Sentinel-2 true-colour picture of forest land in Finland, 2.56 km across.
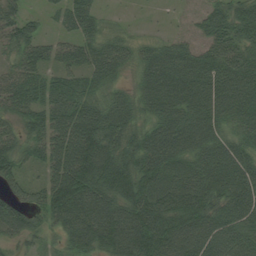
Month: August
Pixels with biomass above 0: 91%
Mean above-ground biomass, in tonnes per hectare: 70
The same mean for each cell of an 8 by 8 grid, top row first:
47 19 68 11 1 5 52 70
62 39 54 60 43 50 52 70
66 50 56 50 56 87 86 93
62 71 81 77 57 78 87 86
56 68 105 87 78 80 79 65
48 49 116 104 95 70 89 90
68 77 107 95 109 89 78 81
42 27 81 114 116 99 93 91
